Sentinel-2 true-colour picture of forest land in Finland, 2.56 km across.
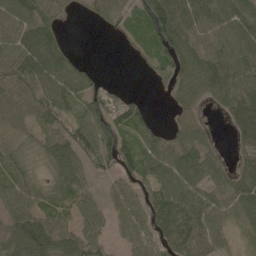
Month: May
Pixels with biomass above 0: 81%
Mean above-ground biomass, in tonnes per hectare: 70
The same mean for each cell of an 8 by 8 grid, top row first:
84 70 14 58 101 153 86 92
94 139 6 2 38 126 82 94
95 109 77 11 4 83 105 92
73 89 59 88 35 39 17 120
50 67 85 99 60 75 36 64
56 44 68 46 71 86 69 85
61 47 46 36 68 96 80 95
103 112 88 24 54 93 79 27
